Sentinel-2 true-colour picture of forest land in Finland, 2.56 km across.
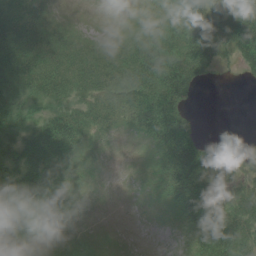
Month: June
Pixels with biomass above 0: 72%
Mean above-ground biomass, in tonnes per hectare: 38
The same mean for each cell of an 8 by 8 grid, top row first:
53 23 2 0 14 48 58 78
72 46 34 21 51 68 68 61
71 69 47 44 60 77 17 5
60 36 38 34 54 48 0 0
61 80 37 8 10 73 22 7
84 83 26 1 2 59 54 22
70 52 5 0 0 20 72 49
26 18 9 2 0 7 68 54
